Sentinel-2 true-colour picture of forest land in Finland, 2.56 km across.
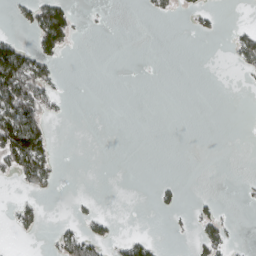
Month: March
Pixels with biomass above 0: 16%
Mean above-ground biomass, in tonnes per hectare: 20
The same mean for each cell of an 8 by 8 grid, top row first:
13 100 7 1 4 9 13 0
73 62 1 0 0 0 0 45
131 51 0 0 0 0 0 3
119 34 0 0 0 0 0 0
154 56 0 0 0 0 0 0
43 56 0 0 0 1 0 1
25 4 6 0 0 17 17 2
4 7 81 27 34 1 53 3
